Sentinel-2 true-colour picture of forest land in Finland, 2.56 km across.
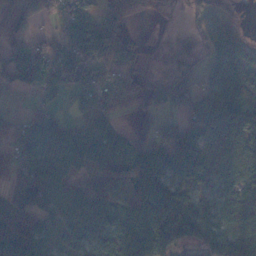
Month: November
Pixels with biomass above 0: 72%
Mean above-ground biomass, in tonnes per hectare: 63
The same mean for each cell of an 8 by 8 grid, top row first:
67 50 92 53 6 3 41 9
58 45 101 104 16 1 30 35
43 79 80 59 37 23 36 63
10 74 35 63 35 55 62 79
51 97 96 57 57 85 63 70
76 81 61 118 148 72 58 57
110 63 94 71 143 73 54 74
97 41 56 73 91 64 55 91
